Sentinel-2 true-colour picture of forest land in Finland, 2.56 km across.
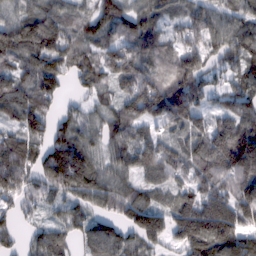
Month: February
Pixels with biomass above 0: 91%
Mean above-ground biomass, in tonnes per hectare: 95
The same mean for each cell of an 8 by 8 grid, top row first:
64 92 65 102 87 51 94 86
118 134 95 84 95 90 106 118
90 116 65 89 116 134 66 85
99 68 53 77 99 120 60 93
90 101 106 86 95 67 110 156
104 111 149 94 67 73 116 140
51 41 78 77 124 88 126 128
41 94 65 105 97 81 162 124
